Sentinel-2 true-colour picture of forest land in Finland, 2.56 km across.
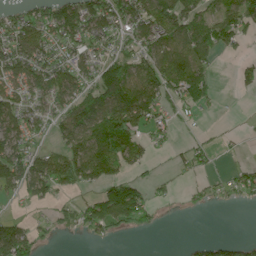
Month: June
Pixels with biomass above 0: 60%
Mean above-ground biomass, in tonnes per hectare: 69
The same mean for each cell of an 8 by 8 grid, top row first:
59 95 128 122 120 138 80 88
92 91 80 57 72 100 113 28
90 101 79 126 122 105 64 25
88 74 114 148 118 34 14 2
93 29 117 177 54 21 18 8
102 128 108 92 23 18 20 50
7 28 55 152 91 5 19 12
108 15 5 22 0 1 33 25
